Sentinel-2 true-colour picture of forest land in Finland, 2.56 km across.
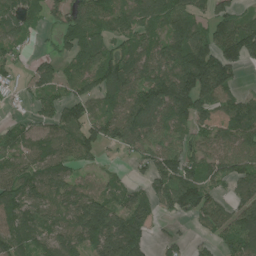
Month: June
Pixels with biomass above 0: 80%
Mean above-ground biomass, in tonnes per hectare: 97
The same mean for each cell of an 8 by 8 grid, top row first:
97 54 101 100 97 113 87 74
69 12 95 81 98 125 124 167
35 78 77 158 137 157 189 41
16 84 88 87 172 123 108 93
88 87 115 72 99 72 75 96
109 107 53 35 55 119 75 92
133 106 141 127 115 80 94 98
107 97 108 208 111 42 36 129
